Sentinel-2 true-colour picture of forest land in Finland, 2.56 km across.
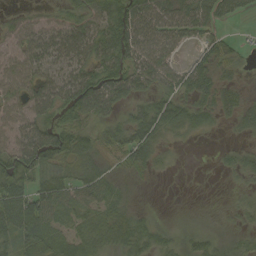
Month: September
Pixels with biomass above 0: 80%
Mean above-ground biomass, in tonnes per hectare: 44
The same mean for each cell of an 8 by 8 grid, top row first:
19 21 42 73 74 62 55 26
35 65 70 81 66 42 40 17
47 57 68 71 55 49 43 14
36 51 70 40 47 59 35 36
55 90 58 50 64 16 2 13
76 53 61 38 21 3 1 21
86 70 53 55 10 3 5 17
52 57 45 62 43 24 25 18
